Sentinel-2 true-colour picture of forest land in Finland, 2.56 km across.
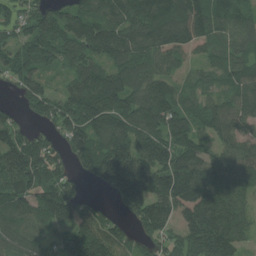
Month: July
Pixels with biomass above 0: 88%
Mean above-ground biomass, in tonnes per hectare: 120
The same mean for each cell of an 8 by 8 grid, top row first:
90 115 106 99 138 144 135 87
90 116 124 133 113 105 70 83
79 53 111 152 107 66 57 101
42 92 176 175 157 131 100 116
145 84 130 164 157 157 84 101
168 116 62 217 212 193 134 123
123 134 104 49 164 148 155 100
127 96 167 108 71 100 200 97
